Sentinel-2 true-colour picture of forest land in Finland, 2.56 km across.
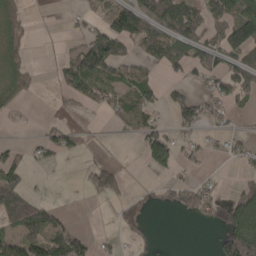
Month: April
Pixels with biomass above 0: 44%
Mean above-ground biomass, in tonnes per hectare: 50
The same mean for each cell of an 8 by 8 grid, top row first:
70 1 18 87 101 127 70 127
77 1 69 97 51 68 80 108
84 3 120 56 50 24 48 75
12 6 19 31 57 71 50 15
17 52 33 1 69 58 23 27
62 5 10 75 4 24 16 18
101 50 0 11 21 36 67 118
96 106 68 12 30 0 5 137
